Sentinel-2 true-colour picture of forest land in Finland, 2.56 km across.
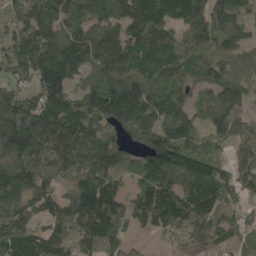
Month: May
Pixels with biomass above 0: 91%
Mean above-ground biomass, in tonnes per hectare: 128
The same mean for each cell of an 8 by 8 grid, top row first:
98 159 137 142 174 136 128 97
159 176 180 149 142 122 112 96
93 175 84 143 109 103 88 104
178 199 114 186 152 148 85 77
240 200 174 149 106 168 61 88
152 106 124 122 86 142 159 102
105 90 161 149 125 160 129 58
138 138 141 139 24 59 97 61
